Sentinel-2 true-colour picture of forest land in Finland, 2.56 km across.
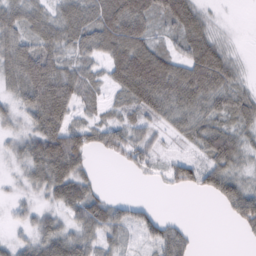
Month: February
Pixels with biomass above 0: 79%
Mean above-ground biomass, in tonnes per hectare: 56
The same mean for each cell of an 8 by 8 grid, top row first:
61 57 83 115 88 100 31 1
75 70 63 93 94 41 89 9
67 106 68 55 127 92 98 36
44 108 38 30 58 62 57 62
36 113 76 57 51 19 72 57
19 83 67 0 14 44 61 46
20 34 84 62 33 0 1 81
26 68 65 42 32 60 0 7
